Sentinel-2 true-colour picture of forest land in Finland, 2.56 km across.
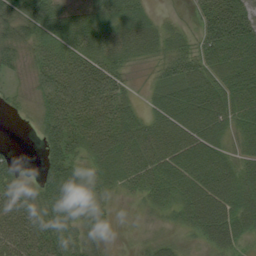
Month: August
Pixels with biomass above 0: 87%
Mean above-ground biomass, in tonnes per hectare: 51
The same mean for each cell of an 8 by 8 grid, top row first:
52 64 50 54 43 6 75 102
41 55 63 56 53 40 73 94
16 64 94 66 6 54 53 71
12 51 67 60 29 71 81 57
3 45 54 77 66 75 73 34
31 52 42 46 62 66 76 60
60 54 41 11 18 38 73 64
62 61 43 7 13 21 36 37
